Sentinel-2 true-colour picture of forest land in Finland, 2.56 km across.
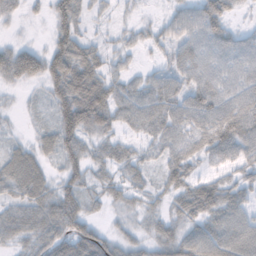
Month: November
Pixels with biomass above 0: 84%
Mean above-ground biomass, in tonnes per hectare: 48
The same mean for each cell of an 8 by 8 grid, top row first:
19 30 52 15 6 32 71 9
10 42 68 26 19 43 56 51
9 57 88 48 31 45 58 56
10 18 117 71 65 60 76 76
25 35 72 39 26 53 61 69
66 36 57 30 30 52 33 42
48 65 67 21 25 38 79 58
35 61 94 52 38 74 81 79
